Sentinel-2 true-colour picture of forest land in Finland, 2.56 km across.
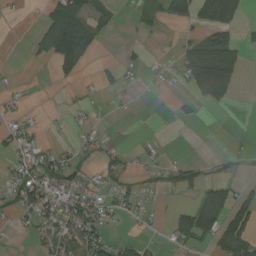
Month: August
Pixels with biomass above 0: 37%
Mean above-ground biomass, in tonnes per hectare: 29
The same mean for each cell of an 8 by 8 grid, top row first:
2 39 69 19 14 48 68 43
0 45 80 1 6 20 74 34
6 2 16 15 9 20 105 22
13 2 8 3 0 15 4 0
35 16 20 13 5 0 0 3
33 61 33 36 18 36 20 10
39 47 67 28 14 16 114 60
3 42 78 34 17 24 43 101
